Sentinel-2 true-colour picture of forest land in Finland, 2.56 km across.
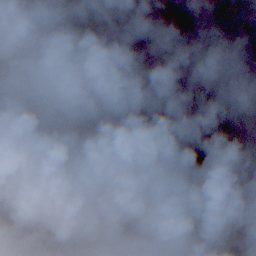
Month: November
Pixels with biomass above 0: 54%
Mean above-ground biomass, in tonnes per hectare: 56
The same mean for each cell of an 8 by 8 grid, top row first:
60 52 89 48 57 66 71 71
110 76 77 55 66 1 9 26
61 109 101 86 12 0 1 68
74 88 99 27 25 0 0 38
47 0 0 4 69 64 46 34
1 0 29 71 83 81 97 81
0 36 83 73 55 59 51 78
29 151 121 73 106 80 38 95
